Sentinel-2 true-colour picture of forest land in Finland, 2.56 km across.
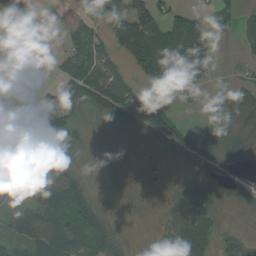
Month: August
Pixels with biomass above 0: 65%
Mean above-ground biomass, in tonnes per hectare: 51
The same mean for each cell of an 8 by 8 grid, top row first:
2 0 4 56 110 49 28 45
62 17 53 59 153 119 66 16
3 7 109 95 50 104 30 25
24 64 48 119 94 28 22 75
19 64 25 9 16 68 45 30
53 83 32 6 3 8 78 52
46 93 89 10 3 40 66 25
64 93 92 100 1 96 85 43
